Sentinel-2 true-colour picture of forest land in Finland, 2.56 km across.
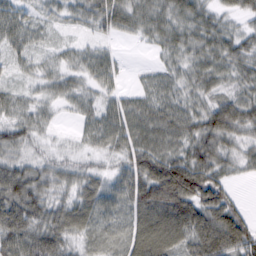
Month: February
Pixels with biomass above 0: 90%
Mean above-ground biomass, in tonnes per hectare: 50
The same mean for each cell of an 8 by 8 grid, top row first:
54 24 32 64 54 55 42 31
43 18 24 13 8 47 55 46
16 30 28 33 0 18 46 38
43 22 29 51 57 53 59 60
49 14 15 47 64 53 69 39
76 52 45 40 90 122 76 17
89 65 66 55 86 110 81 33
86 85 34 29 91 70 87 81
